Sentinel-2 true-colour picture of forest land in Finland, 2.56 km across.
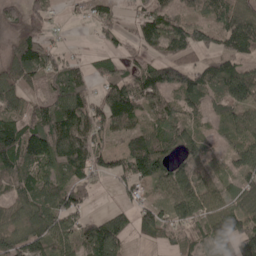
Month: May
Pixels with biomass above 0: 83%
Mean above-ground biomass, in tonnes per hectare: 85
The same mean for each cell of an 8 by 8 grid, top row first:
59 71 23 49 65 67 48 89
112 68 7 30 64 98 59 92
138 86 85 99 98 111 113 134
93 141 139 129 73 68 48 82
156 163 131 45 109 77 35 64
100 70 78 68 123 85 54 62
63 119 65 25 61 87 99 113
79 107 99 127 40 50 106 136
